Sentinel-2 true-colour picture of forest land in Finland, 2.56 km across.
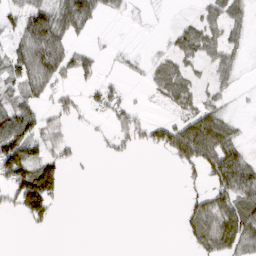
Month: March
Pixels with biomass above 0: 45%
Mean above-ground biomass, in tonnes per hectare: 37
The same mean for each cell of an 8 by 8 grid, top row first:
39 86 103 14 3 3 32 30
46 122 25 5 2 32 48 23
41 75 35 11 10 44 18 11
64 31 22 49 13 24 51 4
105 38 9 27 38 98 145 43
99 76 1 0 0 3 59 126
41 61 0 0 0 2 63 92
0 0 0 0 0 1 60 80
